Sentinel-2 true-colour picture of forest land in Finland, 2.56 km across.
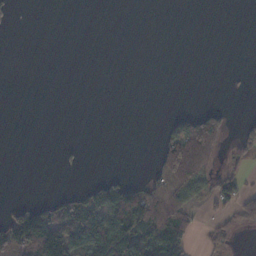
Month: November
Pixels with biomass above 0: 25%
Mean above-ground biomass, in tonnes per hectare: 32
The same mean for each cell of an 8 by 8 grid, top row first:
7 0 0 0 0 0 0 0
0 0 0 0 0 0 0 0
0 0 0 0 0 0 0 0
0 0 0 0 0 20 57 2
0 0 5 0 0 124 114 36
0 0 1 22 16 137 53 33
30 70 119 129 112 98 16 45
129 144 123 143 108 105 19 6
